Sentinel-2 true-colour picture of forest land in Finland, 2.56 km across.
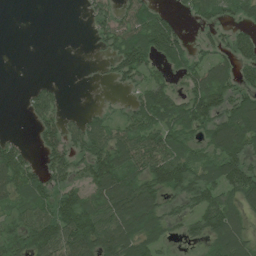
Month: July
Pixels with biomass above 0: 68%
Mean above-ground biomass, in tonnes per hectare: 72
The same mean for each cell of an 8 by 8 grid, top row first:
0 0 6 51 79 27 45 45
0 0 1 54 122 84 42 81
0 9 1 31 67 44 120 75
1 74 13 21 109 106 123 123
40 72 63 105 103 87 76 124
120 68 50 150 112 124 94 124
61 84 121 130 164 43 107 74
87 122 141 122 104 33 75 91
